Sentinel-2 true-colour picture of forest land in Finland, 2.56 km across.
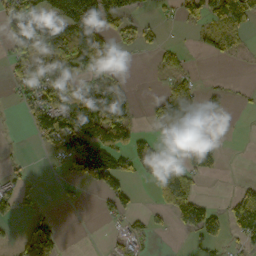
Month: October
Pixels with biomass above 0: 44%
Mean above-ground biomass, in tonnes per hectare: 57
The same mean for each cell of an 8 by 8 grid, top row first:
145 172 227 99 22 25 65 65
118 156 196 46 25 14 25 12
56 124 51 44 2 37 2 2
8 113 122 119 14 92 13 3
3 36 139 110 55 55 83 0
25 2 69 117 34 90 26 2
46 6 6 46 10 83 52 86
27 88 0 9 22 1 40 38
